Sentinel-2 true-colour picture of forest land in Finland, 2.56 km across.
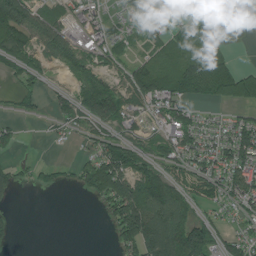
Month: July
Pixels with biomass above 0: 61%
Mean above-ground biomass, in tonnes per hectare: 64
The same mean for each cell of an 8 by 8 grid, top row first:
133 52 45 32 68 20 25 5
92 87 65 51 42 68 64 0
32 20 62 47 131 98 149 108
16 23 79 115 63 82 16 30
34 8 19 84 59 84 46 101
44 31 56 188 120 63 83 91
10 0 0 92 162 132 38 56
21 0 0 27 179 170 123 63
